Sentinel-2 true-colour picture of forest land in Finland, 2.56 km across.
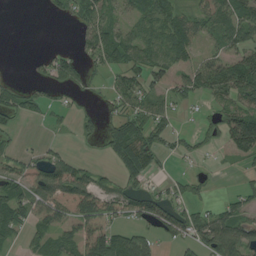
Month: August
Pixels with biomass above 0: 61%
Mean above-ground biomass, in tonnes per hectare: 43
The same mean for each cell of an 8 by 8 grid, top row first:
0 7 32 37 49 57 53 64
0 5 26 74 54 78 21 56
7 30 33 20 42 69 63 80
49 22 16 21 44 20 15 78
14 12 9 54 68 16 20 107
49 75 58 21 51 13 11 11
74 77 89 48 54 47 26 45
28 50 92 94 48 32 65 82
